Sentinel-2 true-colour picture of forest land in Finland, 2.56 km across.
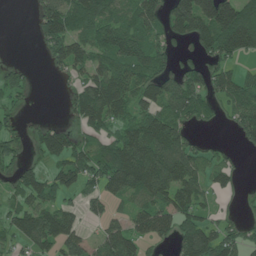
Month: June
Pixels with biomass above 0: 67%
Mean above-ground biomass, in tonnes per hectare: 75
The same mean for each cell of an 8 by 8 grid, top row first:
0 118 113 73 89 110 166 175
0 66 72 99 94 40 79 113
48 4 53 122 101 92 67 59
33 1 80 95 80 89 36 79
59 90 54 74 159 126 23 29
57 59 82 115 147 125 63 17
63 79 40 35 72 99 38 16
51 87 64 91 63 78 110 61
